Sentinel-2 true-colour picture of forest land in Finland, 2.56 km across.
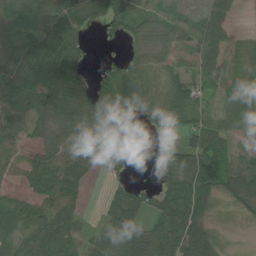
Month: July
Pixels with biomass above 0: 77%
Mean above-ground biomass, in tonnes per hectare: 63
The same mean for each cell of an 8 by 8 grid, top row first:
104 102 87 63 34 24 45 7
139 161 65 5 39 36 62 22
128 124 62 58 68 62 48 46
101 95 83 88 38 98 52 85
55 63 55 26 1 36 80 31
38 88 58 30 0 72 109 85
52 71 39 65 57 79 48 33
59 100 49 79 85 90 80 1
